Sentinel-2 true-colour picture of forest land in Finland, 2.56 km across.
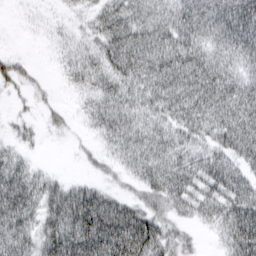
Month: March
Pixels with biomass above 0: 79%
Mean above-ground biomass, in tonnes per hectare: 47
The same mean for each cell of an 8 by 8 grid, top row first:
2 6 16 59 53 55 64 82
1 6 28 59 67 71 52 69
32 5 36 54 58 67 70 54
8 13 16 61 45 52 60 70
19 3 7 32 53 50 43 70
59 23 9 16 42 59 62 51
77 51 89 71 42 36 44 77
63 60 97 99 84 34 6 84
